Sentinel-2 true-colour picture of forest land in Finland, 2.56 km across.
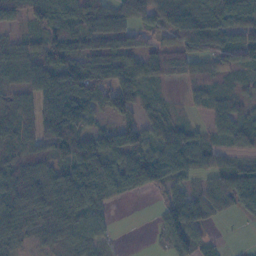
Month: November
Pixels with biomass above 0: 81%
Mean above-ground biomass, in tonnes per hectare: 60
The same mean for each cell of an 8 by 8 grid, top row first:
58 70 71 75 53 74 67 62
52 70 67 69 47 52 54 66
63 96 121 86 60 24 51 21
51 88 85 62 39 16 35 36
50 80 100 77 65 79 32 38
97 59 87 90 80 62 45 76
125 66 91 21 0 109 57 41
46 33 50 17 0 73 28 1
